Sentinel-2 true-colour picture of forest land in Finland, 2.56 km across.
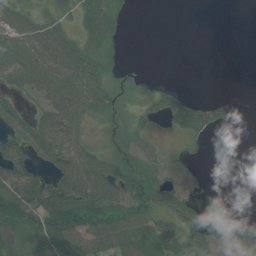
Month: July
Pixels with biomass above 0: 61%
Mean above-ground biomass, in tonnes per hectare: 38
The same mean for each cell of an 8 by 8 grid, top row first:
47 31 44 63 0 0 0 0
76 85 58 30 0 0 0 0
50 81 79 28 13 4 0 0
37 56 58 39 26 55 59 4
48 71 42 25 30 4 11 0
61 38 83 74 49 24 7 0
85 78 83 65 55 59 37 4
36 63 47 31 49 61 58 53
